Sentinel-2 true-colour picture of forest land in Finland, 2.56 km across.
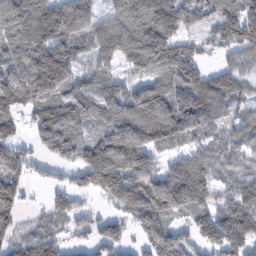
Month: February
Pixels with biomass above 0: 84%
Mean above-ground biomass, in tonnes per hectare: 114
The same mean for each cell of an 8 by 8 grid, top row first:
145 217 189 135 211 159 71 143
102 172 107 174 195 119 39 102
115 183 85 78 79 122 113 76
76 103 109 116 179 147 113 56
74 86 95 169 164 68 81 77
99 30 78 188 155 173 127 87
72 48 47 52 155 126 101 158
71 99 33 105 90 105 121 157
